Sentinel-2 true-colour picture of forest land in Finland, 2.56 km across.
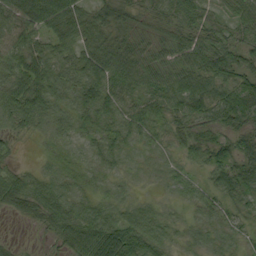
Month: September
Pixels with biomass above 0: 91%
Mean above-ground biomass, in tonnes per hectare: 41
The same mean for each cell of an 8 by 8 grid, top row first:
73 94 60 48 30 50 30 46
42 38 56 62 30 51 56 48
60 63 57 60 46 50 57 51
46 44 37 41 39 37 54 66
11 12 20 33 21 25 44 40
40 26 20 18 9 18 35 54
39 56 35 26 31 12 25 25
6 14 76 90 68 18 25 13
